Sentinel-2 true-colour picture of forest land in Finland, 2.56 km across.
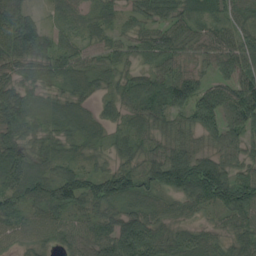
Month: August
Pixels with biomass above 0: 91%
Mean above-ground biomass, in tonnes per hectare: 53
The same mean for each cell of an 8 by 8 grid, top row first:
73 18 30 25 45 49 29 46
58 57 39 37 44 60 39 61
40 38 52 33 46 91 37 74
60 31 49 30 62 55 101 79
53 36 36 30 32 42 29 42
87 65 67 78 62 91 113 51
53 75 53 45 51 35 38 90
39 41 55 81 88 50 46 54
